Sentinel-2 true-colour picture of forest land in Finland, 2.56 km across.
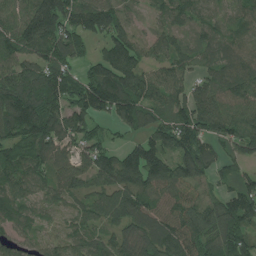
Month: July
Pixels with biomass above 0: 91%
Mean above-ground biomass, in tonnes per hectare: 107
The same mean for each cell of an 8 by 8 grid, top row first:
75 176 129 112 29 86 60 71
114 144 84 121 80 87 76 71
147 157 106 172 133 97 83 124
162 150 133 111 118 108 165 120
103 122 91 59 103 148 95 116
116 93 100 128 140 125 70 75
80 54 67 113 117 116 96 150
66 68 77 84 120 125 111 125
